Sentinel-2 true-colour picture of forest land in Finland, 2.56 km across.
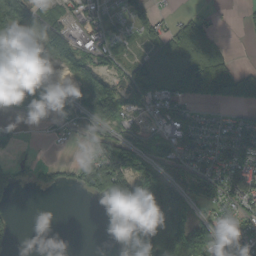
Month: September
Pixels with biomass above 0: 61%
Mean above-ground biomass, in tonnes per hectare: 64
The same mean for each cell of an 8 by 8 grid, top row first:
133 52 45 32 68 20 25 5
92 87 65 51 42 68 64 0
32 20 62 47 131 98 149 108
16 23 79 115 63 82 16 30
34 8 19 84 59 84 46 101
44 31 56 188 120 63 83 91
10 0 0 92 162 132 38 56
21 0 0 27 179 170 123 63
